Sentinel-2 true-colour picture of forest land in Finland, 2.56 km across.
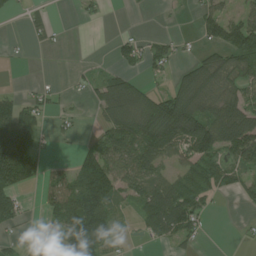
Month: July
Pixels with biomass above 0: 54%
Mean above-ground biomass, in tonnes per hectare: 62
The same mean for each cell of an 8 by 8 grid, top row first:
10 19 17 1 1 5 62 51
6 18 0 21 51 35 42 112
3 12 17 69 35 51 90 72
97 37 11 97 119 169 88 118
182 13 22 93 109 94 124 122
134 44 115 124 98 63 83 62
68 51 168 67 79 149 34 12
22 10 143 53 24 56 5 10
